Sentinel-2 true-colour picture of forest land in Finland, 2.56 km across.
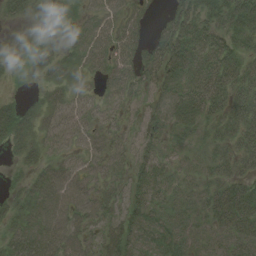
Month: August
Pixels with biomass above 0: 83%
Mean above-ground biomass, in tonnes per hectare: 37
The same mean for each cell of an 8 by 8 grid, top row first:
23 43 22 39 23 50 42 63
0 12 43 51 39 74 48 36
6 31 28 46 42 51 58 50
38 41 31 25 35 55 48 45
35 32 26 38 32 20 24 38
11 50 44 45 38 20 27 31
33 50 52 41 36 22 28 42
41 55 53 46 34 28 19 29
